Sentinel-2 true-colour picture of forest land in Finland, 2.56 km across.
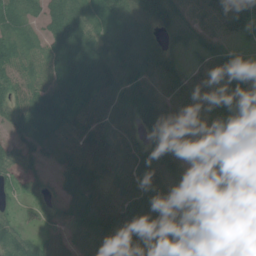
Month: July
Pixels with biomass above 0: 90%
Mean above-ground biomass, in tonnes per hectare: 59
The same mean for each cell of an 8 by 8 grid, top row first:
58 43 56 62 67 64 75 94
47 38 78 58 65 28 52 31
43 36 66 69 77 64 57 92
40 58 65 65 78 62 58 88
45 59 69 63 47 69 48 63
39 23 81 59 67 57 29 54
28 30 63 76 102 72 53 34
62 40 37 72 86 77 67 54
